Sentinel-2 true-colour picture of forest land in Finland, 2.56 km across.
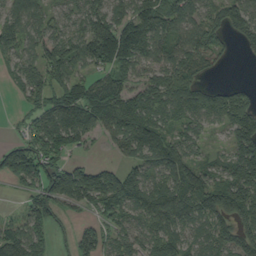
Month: September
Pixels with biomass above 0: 79%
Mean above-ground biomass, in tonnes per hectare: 99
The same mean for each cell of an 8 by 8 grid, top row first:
86 57 103 122 146 112 80 107
90 111 122 191 107 86 87 25
53 72 81 113 72 113 31 9
17 131 176 168 139 97 126 140
67 140 68 48 138 100 32 115
111 151 147 97 98 108 93 150
14 113 54 98 99 132 142 155
113 82 75 57 81 93 93 111
